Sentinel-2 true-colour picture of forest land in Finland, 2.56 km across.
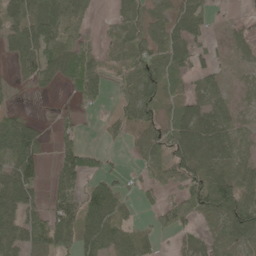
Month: May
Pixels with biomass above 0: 68%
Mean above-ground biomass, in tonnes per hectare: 49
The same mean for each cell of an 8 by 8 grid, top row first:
61 76 38 18 46 55 28 10
46 79 66 16 56 59 27 30
17 38 67 24 77 24 28 6
23 1 27 18 56 33 45 16
113 17 47 11 54 82 82 40
84 25 77 32 24 57 76 39
95 72 76 81 21 74 59 102
70 74 81 71 36 20 37 89
